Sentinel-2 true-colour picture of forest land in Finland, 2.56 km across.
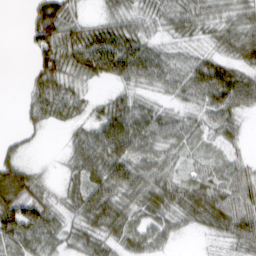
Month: March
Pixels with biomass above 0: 82%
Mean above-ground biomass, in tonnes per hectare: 44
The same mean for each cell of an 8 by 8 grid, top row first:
0 90 28 38 36 53 36 42
0 71 70 81 52 26 23 55
0 60 31 37 44 47 75 59
5 43 26 54 50 29 45 42
15 2 47 73 57 41 27 21
84 12 45 65 55 29 38 40
94 57 53 67 48 53 57 49
71 47 45 42 46 18 13 42
